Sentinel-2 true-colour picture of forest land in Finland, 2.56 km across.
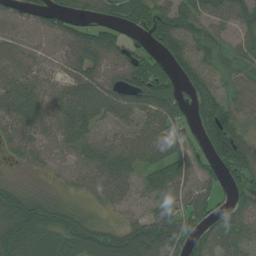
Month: July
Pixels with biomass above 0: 86%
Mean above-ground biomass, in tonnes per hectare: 69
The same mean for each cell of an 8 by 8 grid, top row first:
49 68 48 54 101 99 69 68
57 52 109 111 51 84 66 37
63 44 92 84 142 69 49 59
70 71 101 66 80 76 78 51
55 57 68 49 78 87 88 91
8 20 55 102 54 79 46 70
77 60 19 35 29 68 60 68
99 69 106 85 112 102 68 59
